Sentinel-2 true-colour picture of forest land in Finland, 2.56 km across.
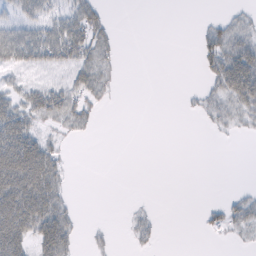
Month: February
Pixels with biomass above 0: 38%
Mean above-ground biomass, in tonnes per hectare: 22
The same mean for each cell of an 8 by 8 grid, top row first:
25 29 39 6 0 0 5 15
56 52 46 18 0 0 38 50
14 17 31 13 0 0 21 90
44 45 29 2 0 1 21 33
79 30 2 0 0 0 1 1
88 67 0 0 0 0 0 0
86 66 4 0 6 0 12 26
66 66 10 7 15 0 2 8
